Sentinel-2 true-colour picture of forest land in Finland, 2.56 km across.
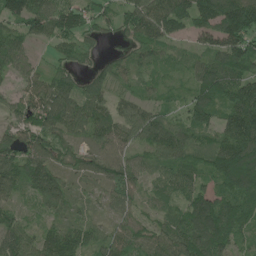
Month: June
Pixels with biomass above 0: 91%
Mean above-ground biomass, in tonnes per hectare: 83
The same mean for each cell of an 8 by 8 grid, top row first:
105 127 84 53 112 119 114 186
79 35 62 16 73 33 64 113
37 71 57 85 43 28 106 111
49 125 96 74 67 38 105 163
96 99 44 95 70 102 61 150
106 134 58 95 50 91 83 166
48 66 35 44 39 57 115 98
83 94 89 69 63 118 123 55
